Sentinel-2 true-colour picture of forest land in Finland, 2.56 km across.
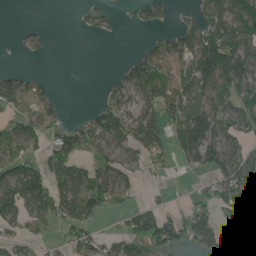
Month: June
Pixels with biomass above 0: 56%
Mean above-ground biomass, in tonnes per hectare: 60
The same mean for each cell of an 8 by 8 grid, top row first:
0 0 15 23 45 20 83 104
5 12 0 0 37 86 151 125
65 18 0 19 108 77 99 97
53 65 6 95 75 69 89 64
74 52 77 63 97 54 134 53
106 93 64 91 22 8 40 100
92 74 120 45 43 15 54 74
53 22 68 38 61 56 72 141
